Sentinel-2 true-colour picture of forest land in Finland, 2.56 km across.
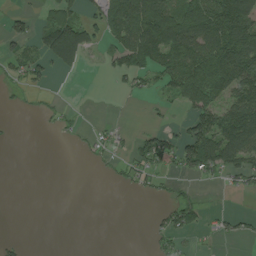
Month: July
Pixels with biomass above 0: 40%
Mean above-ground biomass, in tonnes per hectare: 46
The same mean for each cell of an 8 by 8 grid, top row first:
22 38 46 88 146 112 132 158
26 88 108 43 140 115 129 151
29 21 4 14 34 100 131 125
4 9 3 0 3 12 91 124
1 0 11 25 52 66 118 134
0 0 0 11 37 31 35 48
0 0 0 0 0 47 11 1
7 0 0 0 2 33 5 20
